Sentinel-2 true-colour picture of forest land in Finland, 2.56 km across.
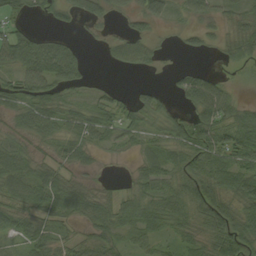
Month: September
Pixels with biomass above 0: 76%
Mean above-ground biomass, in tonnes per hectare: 43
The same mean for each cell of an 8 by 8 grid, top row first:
26 31 37 25 39 21 35 35
71 61 17 27 45 9 20 46
49 72 33 2 2 22 44 11
39 60 46 44 48 19 74 45
35 31 47 27 30 49 77 88
58 59 22 8 48 51 64 72
53 53 52 50 62 58 68 54
27 53 40 39 40 29 59 80
